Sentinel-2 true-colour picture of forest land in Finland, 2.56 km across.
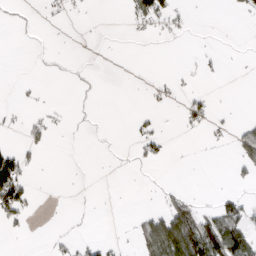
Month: March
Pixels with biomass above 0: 17%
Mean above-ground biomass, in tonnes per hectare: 16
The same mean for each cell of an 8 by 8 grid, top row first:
6 6 2 0 53 21 0 6
0 3 0 0 0 0 3 0
3 2 5 0 2 9 3 0
6 11 4 0 8 4 25 1
15 16 1 2 24 1 4 48
99 0 0 1 1 1 0 11
63 0 2 0 7 63 17 45
2 5 13 9 55 146 122 88
